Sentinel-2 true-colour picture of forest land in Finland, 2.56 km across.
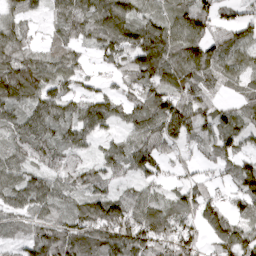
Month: April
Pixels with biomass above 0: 87%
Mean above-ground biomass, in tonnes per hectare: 82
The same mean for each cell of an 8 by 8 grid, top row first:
61 40 101 138 73 79 89 55
99 65 55 100 137 105 91 85
147 102 55 33 103 92 79 68
67 92 80 69 93 136 72 43
74 87 65 46 83 55 59 38
87 81 77 62 70 23 28 90
73 87 79 122 97 69 115 63
33 103 118 137 124 110 63 117
